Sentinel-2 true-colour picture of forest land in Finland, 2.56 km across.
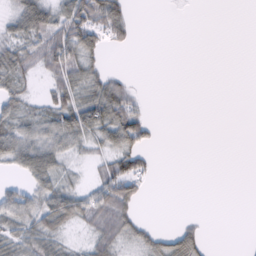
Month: February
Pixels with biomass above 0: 47%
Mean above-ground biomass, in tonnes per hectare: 25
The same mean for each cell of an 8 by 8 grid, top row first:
35 48 72 76 0 0 0 0
44 53 67 14 0 0 0 0
33 23 48 36 1 0 0 0
34 37 67 71 19 0 0 0
54 50 33 42 33 0 0 0
11 47 10 61 36 0 0 0
32 52 46 69 7 0 0 0
41 44 10 46 28 47 13 0
